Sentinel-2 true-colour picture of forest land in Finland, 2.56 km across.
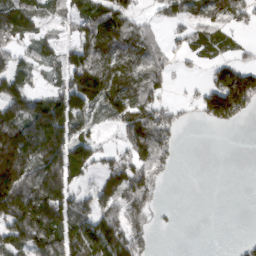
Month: March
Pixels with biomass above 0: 63%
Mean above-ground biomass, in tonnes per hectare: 80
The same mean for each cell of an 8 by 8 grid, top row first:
138 47 80 118 37 62 82 63
58 45 83 92 85 26 59 19
87 27 124 92 87 17 46 176
122 170 97 82 105 40 114 111
214 189 95 20 121 45 0 0
209 179 52 80 93 12 0 0
185 207 62 85 81 5 0 0
120 149 135 138 52 0 0 9
